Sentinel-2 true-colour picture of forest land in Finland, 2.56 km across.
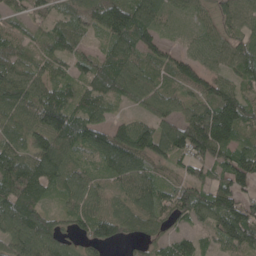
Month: May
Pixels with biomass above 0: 91%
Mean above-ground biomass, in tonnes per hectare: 81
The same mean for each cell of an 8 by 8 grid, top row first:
38 46 66 120 103 35 40 83
56 52 42 82 89 35 61 74
102 68 57 106 88 70 72 63
88 134 78 35 42 62 123 119
70 111 104 119 117 127 175 77
128 96 78 69 88 45 55 98
126 47 92 60 103 81 97 106
105 115 44 66 48 51 37 109
